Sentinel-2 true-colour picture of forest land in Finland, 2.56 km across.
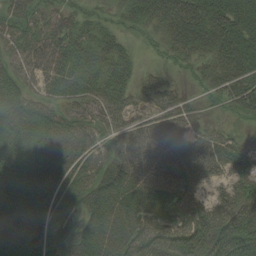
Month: August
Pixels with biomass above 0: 87%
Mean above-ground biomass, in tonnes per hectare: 47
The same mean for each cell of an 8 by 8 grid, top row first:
55 41 34 18 45 73 68 62
46 69 52 57 9 47 44 73
38 44 51 53 21 15 32 60
50 40 45 46 24 45 17 38
39 36 41 41 44 42 48 34
43 29 41 50 37 44 29 30
41 47 52 47 51 52 51 58
43 52 74 52 61 79 111 95
